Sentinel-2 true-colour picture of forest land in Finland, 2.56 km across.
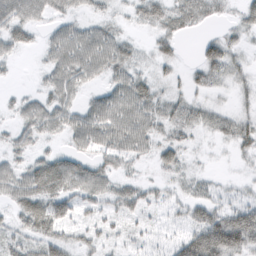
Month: February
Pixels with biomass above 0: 80%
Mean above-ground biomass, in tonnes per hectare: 35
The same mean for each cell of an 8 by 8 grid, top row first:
48 30 22 17 35 46 30 20
28 32 70 56 11 24 40 18
4 30 45 35 29 13 32 23
21 47 39 62 50 31 27 22
27 13 33 49 38 32 8 40
45 68 57 35 11 20 13 10
39 57 33 27 31 21 51 44
35 50 29 21 18 32 101 82
